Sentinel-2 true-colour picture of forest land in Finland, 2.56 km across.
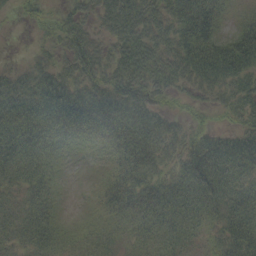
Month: September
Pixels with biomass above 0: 87%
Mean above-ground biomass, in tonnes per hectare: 43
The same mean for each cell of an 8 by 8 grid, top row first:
10 15 34 60 69 59 63 18
2 23 60 42 72 60 85 82
46 52 54 56 69 54 61 54
59 61 62 61 57 21 24 42
53 41 20 32 61 43 57 50
37 29 0 29 40 38 65 49
25 33 2 29 44 44 42 50
25 34 17 19 22 31 24 56
